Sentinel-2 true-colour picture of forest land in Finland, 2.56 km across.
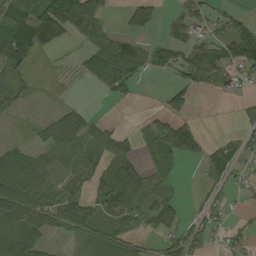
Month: August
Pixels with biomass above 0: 61%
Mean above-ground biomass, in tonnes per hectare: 45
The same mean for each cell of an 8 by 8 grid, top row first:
81 128 97 10 57 22 32 21
101 56 18 69 29 50 59 86
40 6 15 93 16 27 46 24
18 14 26 0 7 46 0 13
26 57 77 63 27 101 30 31
96 55 68 63 49 14 24 18
102 71 87 53 53 40 27 7
103 29 22 46 22 39 21 21
